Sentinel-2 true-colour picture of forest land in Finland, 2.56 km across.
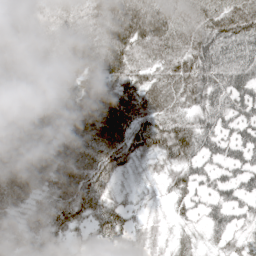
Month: May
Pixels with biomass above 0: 92%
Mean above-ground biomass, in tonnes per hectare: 76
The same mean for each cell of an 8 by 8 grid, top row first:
43 72 91 173 165 97 80 89
76 91 163 163 83 82 95 77
113 94 91 104 66 88 95 81
104 65 92 93 82 59 75 73
92 68 74 84 71 104 65 73
89 79 83 54 18 47 53 58
54 70 76 53 18 27 43 43
72 67 32 55 39 27 27 33
